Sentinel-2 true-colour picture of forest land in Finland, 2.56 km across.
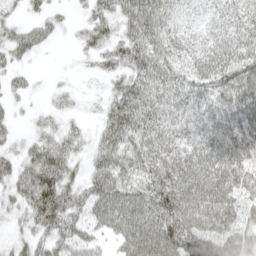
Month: April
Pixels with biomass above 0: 82%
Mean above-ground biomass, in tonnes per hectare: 48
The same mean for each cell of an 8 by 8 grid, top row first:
19 29 12 42 72 33 29 45
47 13 24 43 62 43 43 55
24 4 5 27 51 46 55 68
16 19 11 49 60 41 49 62
25 45 26 52 55 48 58 70
58 88 29 63 57 63 71 69
31 89 45 73 80 81 71 56
24 42 47 32 86 78 72 65
